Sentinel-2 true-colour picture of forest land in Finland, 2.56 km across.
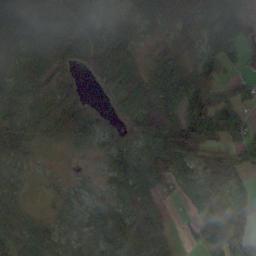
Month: October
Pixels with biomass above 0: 85%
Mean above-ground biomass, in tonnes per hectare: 71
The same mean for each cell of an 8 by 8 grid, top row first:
126 95 75 61 60 72 65 71
86 106 76 76 14 38 67 83
63 65 36 75 60 121 94 50
60 82 106 41 109 119 113 59
69 31 50 75 104 152 81 51
37 19 16 71 92 83 73 44
49 15 50 73 90 6 123 87
59 67 47 101 98 22 90 92
